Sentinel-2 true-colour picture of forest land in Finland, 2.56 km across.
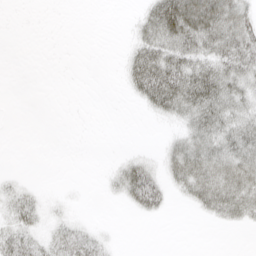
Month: April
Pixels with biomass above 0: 43%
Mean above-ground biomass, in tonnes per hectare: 18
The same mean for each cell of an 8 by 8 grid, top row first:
0 0 0 0 19 74 67 38
0 0 0 0 35 43 42 48
0 0 0 0 52 56 56 36
0 0 0 0 7 28 45 30
0 0 0 0 1 18 35 42
4 0 0 9 39 23 40 42
30 7 0 0 24 2 24 31
37 20 35 5 0 0 0 0
